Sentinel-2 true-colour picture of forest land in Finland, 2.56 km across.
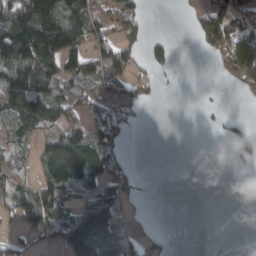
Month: March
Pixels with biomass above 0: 50%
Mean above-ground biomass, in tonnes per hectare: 60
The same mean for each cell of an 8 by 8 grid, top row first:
152 174 106 94 31 1 100 107
197 180 86 87 50 23 49 110
128 107 80 60 35 3 0 50
91 101 47 50 9 0 6 3
56 53 113 74 0 0 0 71
46 87 127 70 4 0 0 2
74 110 89 110 10 0 0 0
30 35 172 112 48 3 0 0
